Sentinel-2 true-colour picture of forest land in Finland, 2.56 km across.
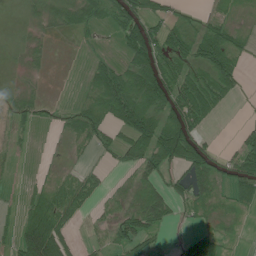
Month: June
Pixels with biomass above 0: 53%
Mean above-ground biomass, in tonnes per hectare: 36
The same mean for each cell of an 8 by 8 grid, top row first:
0 14 33 36 55 23 24 17
4 10 4 3 78 60 76 35
3 4 4 66 79 74 67 28
22 15 37 72 81 79 52 1
9 1 15 35 80 118 36 35
4 12 24 5 37 26 63 62
11 69 36 16 68 30 30 26
35 108 12 38 49 8 45 9
